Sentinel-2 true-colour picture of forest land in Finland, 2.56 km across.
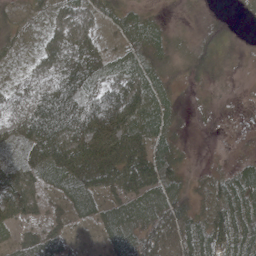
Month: May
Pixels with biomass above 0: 83%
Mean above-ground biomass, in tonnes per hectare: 43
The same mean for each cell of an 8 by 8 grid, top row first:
23 31 47 27 29 6 17 5
21 51 81 26 46 23 35 9
25 51 82 53 58 17 18 4
40 89 84 87 72 24 8 3
38 86 103 105 62 25 0 3
62 44 79 62 91 37 18 48
77 29 35 38 52 49 42 68
33 47 10 32 42 39 60 69
